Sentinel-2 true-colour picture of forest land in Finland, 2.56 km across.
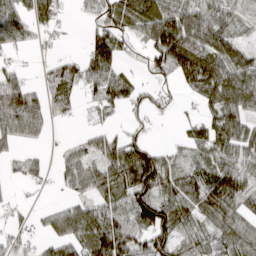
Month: March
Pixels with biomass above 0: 72%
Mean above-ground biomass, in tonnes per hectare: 62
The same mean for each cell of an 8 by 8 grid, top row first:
76 58 11 64 90 89 88 50
39 12 8 89 23 134 96 53
40 51 67 72 19 39 122 103
149 53 14 31 30 12 56 107
44 11 30 63 59 15 78 100
15 18 74 91 134 58 71 80
20 15 59 71 105 89 75 71
36 38 84 132 70 93 66 84
